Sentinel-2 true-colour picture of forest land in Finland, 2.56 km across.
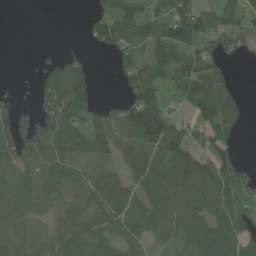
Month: June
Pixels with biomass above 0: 70%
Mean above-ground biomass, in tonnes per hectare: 68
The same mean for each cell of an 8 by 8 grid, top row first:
0 0 4 83 54 104 67 72
0 5 6 57 49 132 60 37
2 66 107 5 119 90 104 7
48 67 87 62 172 30 92 55
73 110 83 86 121 102 55 20
47 81 58 51 92 104 120 78
58 56 80 95 48 74 85 91
80 65 105 71 48 47 106 92
